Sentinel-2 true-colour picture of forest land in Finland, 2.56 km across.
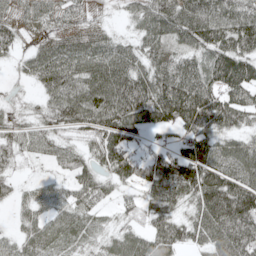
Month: May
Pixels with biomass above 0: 86%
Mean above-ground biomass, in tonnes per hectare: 79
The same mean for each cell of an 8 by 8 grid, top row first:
50 61 39 13 67 117 108 93
37 60 74 69 68 76 96 95
14 86 95 106 95 129 99 116
31 58 106 130 123 146 138 99
62 55 48 123 46 62 101 59
31 24 62 68 95 165 116 101
34 62 68 27 59 70 114 133
52 76 47 49 67 84 78 105
